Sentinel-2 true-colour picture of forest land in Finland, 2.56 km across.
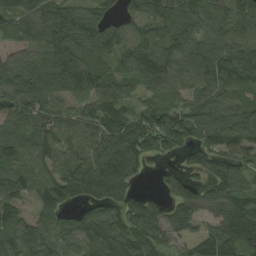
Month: August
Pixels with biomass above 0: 90%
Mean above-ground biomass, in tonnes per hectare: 109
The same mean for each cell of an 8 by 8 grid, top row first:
95 125 91 44 102 128 106 122
55 120 106 87 103 128 135 131
117 155 151 92 107 110 126 115
127 123 79 112 87 115 129 119
79 108 101 145 178 116 109 134
102 103 151 181 42 59 91 79
73 92 62 94 108 98 107 153
112 95 103 133 138 69 95 153
